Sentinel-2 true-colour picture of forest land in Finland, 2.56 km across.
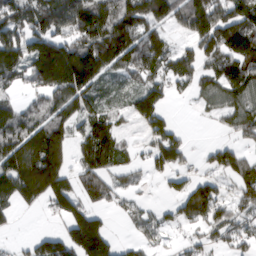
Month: March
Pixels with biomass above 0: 71%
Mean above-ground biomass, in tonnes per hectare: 112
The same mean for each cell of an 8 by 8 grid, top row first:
136 188 201 154 161 114 201 166
138 113 167 193 157 61 130 167
81 172 206 54 99 101 90 169
96 130 109 66 137 16 38 130
162 233 82 117 38 130 24 68
185 212 92 86 41 60 56 125
77 65 112 40 45 67 179 109
17 107 185 69 55 24 72 91
